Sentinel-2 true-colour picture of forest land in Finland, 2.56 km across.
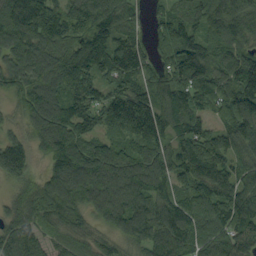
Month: September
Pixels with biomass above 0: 95%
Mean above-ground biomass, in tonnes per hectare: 125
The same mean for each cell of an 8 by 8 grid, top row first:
184 163 108 130 63 103 129 124
164 153 133 119 98 161 119 119
105 148 150 97 96 125 130 106
57 170 138 145 171 136 77 133
97 142 155 84 138 102 123 129
102 97 183 145 145 97 131 110
101 134 119 152 126 138 125 145
155 78 84 74 112 153 123 126
